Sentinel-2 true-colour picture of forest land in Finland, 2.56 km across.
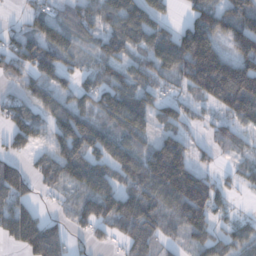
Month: December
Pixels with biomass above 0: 75%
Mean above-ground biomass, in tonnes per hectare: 84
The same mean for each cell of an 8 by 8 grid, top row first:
12 62 67 98 114 22 99 89
76 116 45 55 79 153 165 93
39 78 56 88 62 62 192 148
80 81 100 121 121 66 27 115
51 52 145 108 65 108 32 46
100 70 105 92 120 180 56 44
94 11 68 115 134 111 137 12
83 159 19 30 74 28 96 78
